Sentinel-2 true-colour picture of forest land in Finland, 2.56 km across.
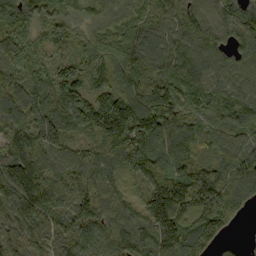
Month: September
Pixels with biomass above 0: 97%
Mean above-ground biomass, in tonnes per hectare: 157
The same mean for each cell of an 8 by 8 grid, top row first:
167 111 74 100 126 122 129 174
142 112 89 190 156 131 162 148
137 134 136 161 160 105 123 128
136 176 199 256 229 122 118 181
190 182 99 199 252 174 133 165
240 149 166 122 184 203 194 179
174 163 162 155 162 243 250 118
125 173 159 148 190 207 116 21
